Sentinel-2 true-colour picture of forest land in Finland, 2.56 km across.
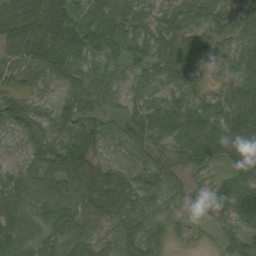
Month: September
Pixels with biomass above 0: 94%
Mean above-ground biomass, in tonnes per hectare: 54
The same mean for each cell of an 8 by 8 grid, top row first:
74 122 51 83 35 35 50 32
82 143 84 71 38 42 49 37
44 45 43 34 29 45 30 71
79 26 48 22 48 61 49 63
28 55 69 26 47 54 86 83
53 55 88 57 41 40 37 56
65 62 65 54 35 33 42 86
66 49 61 38 60 21 11 47
